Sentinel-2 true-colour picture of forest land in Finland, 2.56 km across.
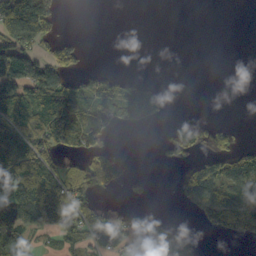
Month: October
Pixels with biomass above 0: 42%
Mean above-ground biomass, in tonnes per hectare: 54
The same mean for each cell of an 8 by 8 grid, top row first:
160 93 0 0 0 0 0 0
101 63 34 0 0 0 0 0
122 121 52 51 30 0 0 0
106 127 131 97 130 0 0 0
84 97 104 25 0 80 54 27
112 94 87 87 9 18 118 134
104 122 80 15 7 5 84 74
86 14 54 107 103 52 2 29
